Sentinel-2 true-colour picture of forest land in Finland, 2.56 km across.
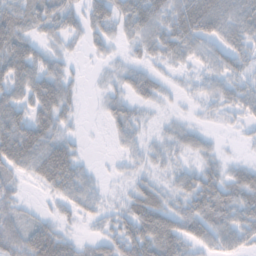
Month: November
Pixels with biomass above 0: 75%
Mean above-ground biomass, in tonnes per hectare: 40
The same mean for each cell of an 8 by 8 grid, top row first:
54 52 35 58 71 60 93 60
71 25 12 19 33 52 34 45
73 60 10 18 39 11 28 35
61 59 13 30 15 7 17 34
95 60 13 7 20 26 15 7
35 61 37 6 20 25 37 35
35 10 32 20 57 36 63 59
64 77 20 46 79 66 43 41
